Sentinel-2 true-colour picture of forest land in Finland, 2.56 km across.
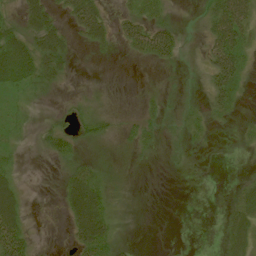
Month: July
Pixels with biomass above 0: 58%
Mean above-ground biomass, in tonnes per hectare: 24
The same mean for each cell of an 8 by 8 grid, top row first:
22 48 65 19 36 8 38 68
72 64 9 14 51 38 35 51
49 43 3 1 1 4 28 36
16 11 16 17 12 15 19 8
15 31 25 16 21 8 7 6
24 1 54 17 1 1 1 4
53 1 94 21 0 0 0 35
84 2 49 33 0 0 0 38
